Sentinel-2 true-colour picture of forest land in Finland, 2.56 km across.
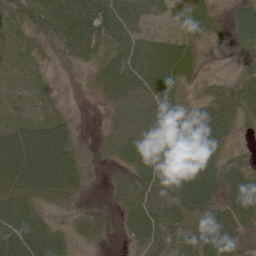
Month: June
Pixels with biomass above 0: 88%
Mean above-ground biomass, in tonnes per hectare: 55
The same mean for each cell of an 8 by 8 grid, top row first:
51 95 114 121 68 42 45 52
41 23 88 62 47 55 14 33
38 13 7 77 58 51 16 35
23 23 4 45 82 56 66 53
83 110 22 56 91 111 115 12
81 100 41 20 65 66 88 46
69 25 15 24 83 64 67 56
76 71 23 12 53 60 57 42
